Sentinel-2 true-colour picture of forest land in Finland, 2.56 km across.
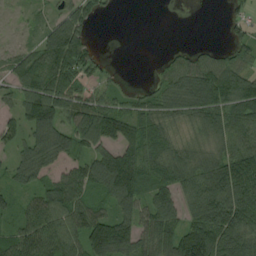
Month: August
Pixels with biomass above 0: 78%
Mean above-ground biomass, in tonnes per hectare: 83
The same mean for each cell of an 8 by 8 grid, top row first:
14 36 75 9 0 0 0 31
44 102 103 0 0 16 22 53
71 128 73 30 6 88 118 92
61 141 108 110 76 76 105 99
61 117 83 103 135 68 61 94
61 70 85 173 110 107 124 152
52 118 94 81 89 85 134 139
90 103 95 195 89 146 182 117
